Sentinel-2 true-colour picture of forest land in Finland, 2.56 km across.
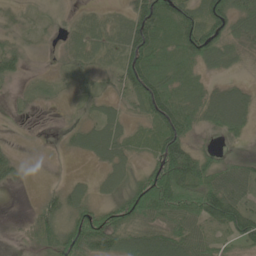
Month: June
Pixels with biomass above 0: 79%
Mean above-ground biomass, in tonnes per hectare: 49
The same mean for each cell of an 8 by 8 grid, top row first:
25 14 15 18 96 76 89 74
38 10 33 37 113 57 93 49
21 14 35 24 111 53 25 19
8 3 15 32 45 84 70 85
5 2 41 67 21 96 12 17
22 1 10 47 50 117 74 58
0 44 61 54 98 102 102 81
4 36 103 79 75 82 44 55
